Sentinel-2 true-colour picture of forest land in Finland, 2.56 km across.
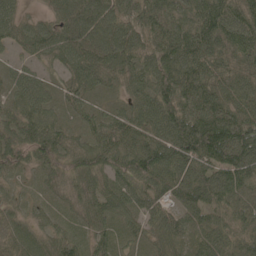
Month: May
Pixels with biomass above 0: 97%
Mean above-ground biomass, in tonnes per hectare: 69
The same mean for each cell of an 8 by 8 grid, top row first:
51 34 109 85 84 70 100 74
41 74 102 103 70 106 93 66
51 37 58 38 70 103 83 57
54 57 40 47 82 94 109 70
81 87 43 74 87 116 137 117
34 41 68 60 91 90 89 94
30 25 42 68 63 57 69 62
52 45 41 55 40 57 62 53
